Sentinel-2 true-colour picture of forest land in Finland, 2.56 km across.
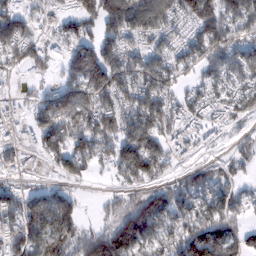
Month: February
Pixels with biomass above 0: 76%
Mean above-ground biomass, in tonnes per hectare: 86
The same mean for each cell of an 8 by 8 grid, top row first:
108 45 110 126 122 78 136 105
89 45 120 92 77 67 107 82
21 30 126 136 110 67 49 68
27 126 134 120 125 63 39 56
55 99 109 108 138 30 10 28
29 23 46 32 120 47 71 37
88 143 54 41 137 120 115 58
90 121 106 181 150 105 154 73
